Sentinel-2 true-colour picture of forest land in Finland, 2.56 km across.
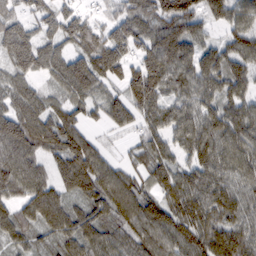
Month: February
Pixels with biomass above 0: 93%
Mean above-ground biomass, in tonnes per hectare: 85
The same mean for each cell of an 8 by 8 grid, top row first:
62 73 68 50 83 136 70 74
114 69 76 134 88 117 62 88
65 45 110 62 135 86 89 76
82 79 64 66 83 77 76 74
129 96 121 13 65 69 108 95
120 73 126 89 70 91 101 82
67 113 72 99 104 106 106 86
59 58 92 68 82 81 107 89
